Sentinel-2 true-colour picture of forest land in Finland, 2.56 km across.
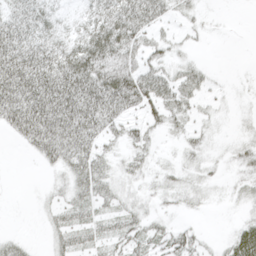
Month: April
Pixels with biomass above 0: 66%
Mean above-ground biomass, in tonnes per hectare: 29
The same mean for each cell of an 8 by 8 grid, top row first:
33 30 23 65 63 18 5 0
55 44 49 60 33 14 3 0
72 69 70 64 54 37 15 2
69 71 66 56 28 30 10 6
10 50 46 17 25 10 13 17
0 7 36 27 21 20 14 15
0 12 28 23 19 11 6 9
13 10 24 31 31 30 8 30
